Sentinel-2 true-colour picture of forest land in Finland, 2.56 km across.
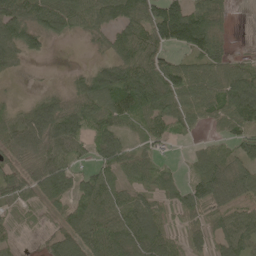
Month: May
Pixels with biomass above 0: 82%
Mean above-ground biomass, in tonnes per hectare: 62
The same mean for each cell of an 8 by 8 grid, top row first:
86 87 72 75 81 132 102 0
71 18 2 54 85 63 105 6
8 3 38 104 93 97 81 97
37 68 79 84 63 64 61 125
63 75 46 65 30 14 27 73
71 86 44 46 52 25 94 85
35 33 68 66 66 44 58 54
19 29 83 95 86 31 51 89
